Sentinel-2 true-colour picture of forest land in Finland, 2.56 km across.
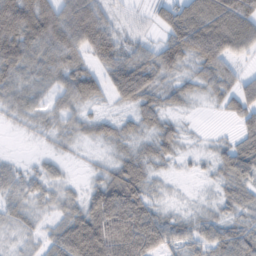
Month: February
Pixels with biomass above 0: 80%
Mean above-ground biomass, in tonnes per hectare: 51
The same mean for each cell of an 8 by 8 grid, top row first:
106 88 121 32 10 73 100 115
97 93 88 76 27 78 101 53
56 42 97 65 80 31 43 34
35 34 34 14 49 21 5 46
1 11 17 28 25 37 7 47
33 29 6 50 44 8 9 56
29 16 50 120 73 8 11 35
13 32 131 121 111 42 45 61
